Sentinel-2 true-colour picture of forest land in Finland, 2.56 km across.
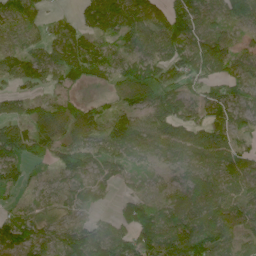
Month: June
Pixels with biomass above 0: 84%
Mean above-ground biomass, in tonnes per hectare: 74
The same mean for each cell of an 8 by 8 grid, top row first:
44 17 33 89 114 110 65 77
30 46 84 35 69 108 127 39
62 55 50 42 116 92 93 86
48 70 75 50 63 96 76 72
132 86 84 110 96 94 100 48
100 36 82 52 27 48 84 92
28 44 34 30 92 89 92 69
91 43 131 124 99 108 109 54
